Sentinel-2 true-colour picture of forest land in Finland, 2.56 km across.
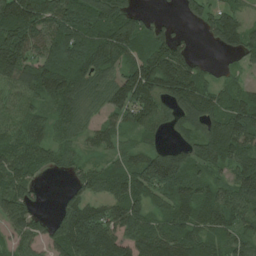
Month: July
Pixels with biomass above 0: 85%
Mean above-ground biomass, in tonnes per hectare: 94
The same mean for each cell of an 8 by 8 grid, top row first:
178 119 100 122 37 15 64 61
167 97 118 138 96 104 14 85
119 144 101 88 160 170 62 37
56 60 79 73 109 85 108 127
86 82 55 60 61 62 135 126
81 23 61 98 131 143 68 97
105 13 131 91 92 100 102 93
62 82 179 139 113 103 71 71
